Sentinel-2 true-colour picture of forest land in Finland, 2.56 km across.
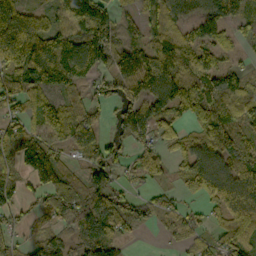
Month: October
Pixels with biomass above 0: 80%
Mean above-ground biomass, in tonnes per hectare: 78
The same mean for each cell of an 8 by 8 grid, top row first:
81 43 179 97 67 70 89 70
124 118 133 103 77 98 86 22
70 81 71 80 129 107 98 70
50 89 58 39 108 72 75 107
122 105 68 55 55 51 73 87
73 128 67 71 57 32 110 95
66 66 106 106 52 38 45 95
28 81 71 80 4 29 40 73
